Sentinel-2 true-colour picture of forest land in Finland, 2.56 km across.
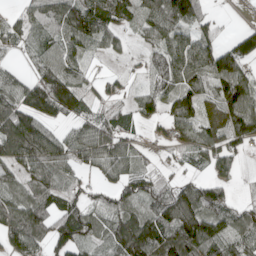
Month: April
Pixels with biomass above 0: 80%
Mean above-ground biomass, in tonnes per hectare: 72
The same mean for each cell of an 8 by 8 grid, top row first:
37 60 104 108 92 143 40 2
33 46 51 32 40 105 104 85
52 103 53 34 32 96 84 114
104 74 63 47 56 100 41 124
98 85 90 91 25 49 73 60
55 73 35 59 51 30 44 17
90 75 63 65 63 150 113 50
87 80 76 74 135 126 108 68
